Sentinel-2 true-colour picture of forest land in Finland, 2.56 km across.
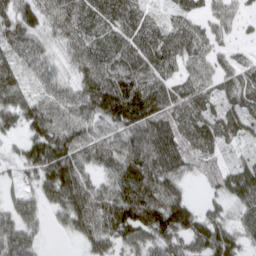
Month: March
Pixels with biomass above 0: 90%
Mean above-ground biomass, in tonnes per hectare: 74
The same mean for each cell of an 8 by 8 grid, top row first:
94 61 90 97 55 38 40 34
59 41 74 85 79 66 47 14
81 46 55 91 78 59 53 55
93 98 67 127 134 74 67 72
27 130 92 75 102 95 55 32
26 114 89 76 128 78 38 102
68 51 104 113 143 121 38 61
87 10 41 88 68 80 123 65
